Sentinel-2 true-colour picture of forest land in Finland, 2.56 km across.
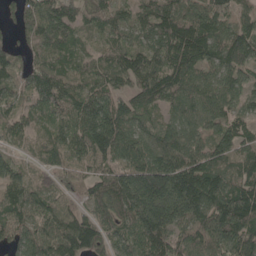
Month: May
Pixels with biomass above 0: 93%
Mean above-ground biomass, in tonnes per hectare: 97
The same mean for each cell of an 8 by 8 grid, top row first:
67 121 81 85 73 116 109 68
64 126 53 68 79 116 111 115
86 113 82 84 113 99 77 69
68 81 98 92 78 70 93 60
33 64 93 122 87 117 90 95
72 50 61 100 147 159 124 89
109 91 59 110 184 162 131 150
94 109 149 85 116 97 126 120
